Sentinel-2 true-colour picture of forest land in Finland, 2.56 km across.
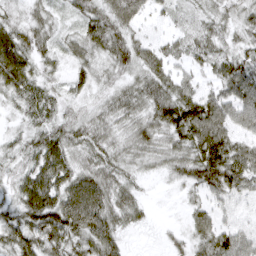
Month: March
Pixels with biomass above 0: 90%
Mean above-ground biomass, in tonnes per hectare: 49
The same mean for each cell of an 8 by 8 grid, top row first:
28 35 43 67 36 21 31 37
70 34 46 65 37 29 41 38
74 30 36 33 51 46 25 85
23 47 29 45 51 84 87 55
29 72 46 42 47 53 90 45
37 81 66 49 23 35 80 77
57 94 106 66 23 4 37 14
74 77 61 55 5 18 52 57
